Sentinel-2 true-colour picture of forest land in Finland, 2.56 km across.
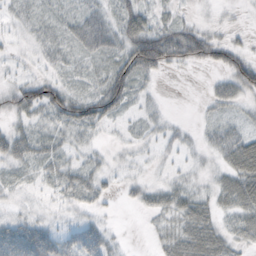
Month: October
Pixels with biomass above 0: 70%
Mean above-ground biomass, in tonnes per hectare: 25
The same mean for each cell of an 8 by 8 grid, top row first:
17 15 25 25 41 17 5 4
8 21 26 34 86 64 52 24
15 27 15 54 25 1 7 51
31 36 40 33 13 2 10 14
39 23 16 7 13 14 15 38
15 19 32 13 11 11 12 47
12 9 15 6 16 31 26 38
57 44 39 16 2 36 45 25
